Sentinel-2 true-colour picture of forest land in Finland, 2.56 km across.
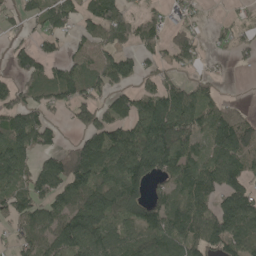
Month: May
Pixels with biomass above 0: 72%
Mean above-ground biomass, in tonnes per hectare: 89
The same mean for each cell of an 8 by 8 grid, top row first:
46 82 80 110 53 43 9 20
53 39 39 88 62 98 28 48
42 81 91 118 42 46 29 0
113 58 88 95 113 167 88 40
116 52 81 156 173 153 96 141
90 95 153 107 130 96 101 106
83 81 140 141 130 90 81 157
65 83 130 83 95 111 132 134
